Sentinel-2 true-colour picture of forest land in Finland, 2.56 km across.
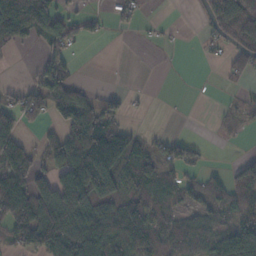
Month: November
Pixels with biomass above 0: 53%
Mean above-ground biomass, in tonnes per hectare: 58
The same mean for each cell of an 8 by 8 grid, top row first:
132 111 28 21 10 0 35 127
26 39 14 0 2 4 15 45
2 69 13 0 0 0 0 21
62 70 128 62 3 0 2 22
61 53 181 147 41 50 6 7
109 36 179 157 86 58 31 19
131 71 156 76 77 50 55 54
59 113 132 92 109 85 65 117
